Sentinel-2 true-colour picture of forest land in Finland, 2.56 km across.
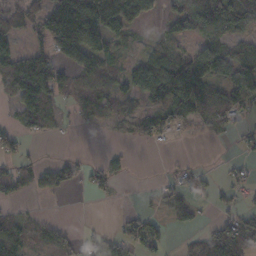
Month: November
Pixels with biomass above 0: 57%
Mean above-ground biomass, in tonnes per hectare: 50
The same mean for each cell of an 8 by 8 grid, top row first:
49 113 160 159 57 54 121 95
52 60 114 43 20 40 61 49
98 107 42 53 83 127 103 96
43 58 36 45 45 64 60 44
35 3 1 4 19 8 5 15
45 48 24 36 0 24 13 25
14 2 0 2 10 45 11 27
81 39 31 41 67 4 57 90
